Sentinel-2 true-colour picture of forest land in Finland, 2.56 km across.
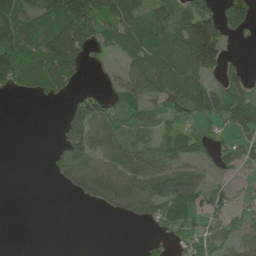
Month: June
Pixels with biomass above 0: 60%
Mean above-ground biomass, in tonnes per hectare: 58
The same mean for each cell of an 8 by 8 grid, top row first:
110 116 157 103 77 80 83 81
127 139 120 42 98 86 164 5
127 119 31 22 83 96 61 42
0 0 67 59 52 58 72 67
0 3 103 71 52 62 57 47
0 12 67 77 72 65 31 13
0 0 6 41 73 94 49 23
0 0 0 0 18 29 66 46
